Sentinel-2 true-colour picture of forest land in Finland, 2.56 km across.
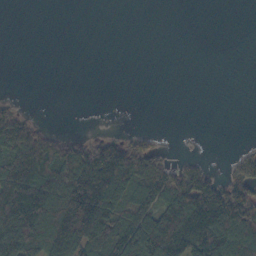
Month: October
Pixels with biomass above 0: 40%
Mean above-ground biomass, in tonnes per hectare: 53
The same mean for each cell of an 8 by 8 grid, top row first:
0 0 0 0 0 0 0 0
0 0 0 0 0 0 0 0
0 0 0 0 0 0 0 0
31 0 0 0 0 0 0 0
119 86 44 69 35 0 0 3
131 100 127 162 91 64 45 56
123 121 172 127 86 151 171 158
154 110 127 122 135 159 153 145
